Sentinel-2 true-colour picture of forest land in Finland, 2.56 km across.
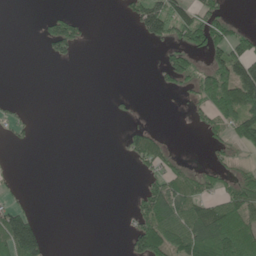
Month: June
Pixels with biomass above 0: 31%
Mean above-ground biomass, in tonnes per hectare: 39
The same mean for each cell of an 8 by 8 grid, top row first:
0 28 19 0 111 108 81 5
0 40 28 0 4 56 101 73
0 0 0 0 0 54 85 175
14 0 0 7 1 0 59 135
12 0 0 2 74 3 27 65
5 0 0 0 28 60 40 32
51 0 0 0 81 97 67 80
159 37 0 0 122 91 105 92
